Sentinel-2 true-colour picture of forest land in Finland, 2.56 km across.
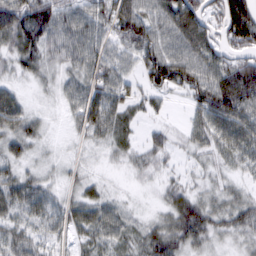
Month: March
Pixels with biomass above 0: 87%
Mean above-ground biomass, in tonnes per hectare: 46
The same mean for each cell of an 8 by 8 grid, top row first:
90 92 54 71 63 89 57 97
59 60 61 36 71 52 69 60
23 25 46 53 47 81 63 98
51 11 53 56 28 3 79 74
47 14 16 36 26 22 44 59
41 21 24 5 19 18 22 22
44 39 52 33 7 57 51 47
47 30 31 41 52 69 37 26
